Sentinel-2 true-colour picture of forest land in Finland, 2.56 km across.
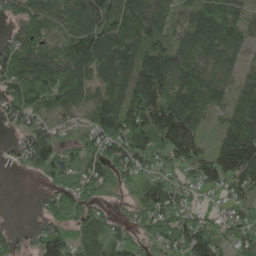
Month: May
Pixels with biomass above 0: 85%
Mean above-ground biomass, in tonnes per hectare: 93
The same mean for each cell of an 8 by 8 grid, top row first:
60 89 132 111 111 53 115 74
77 58 139 133 107 74 89 68
111 127 118 94 159 98 110 68
86 87 60 119 179 175 75 105
30 114 82 115 121 158 54 185
3 63 104 95 60 64 101 130
0 58 114 30 91 106 36 67
39 96 75 77 67 111 132 89
